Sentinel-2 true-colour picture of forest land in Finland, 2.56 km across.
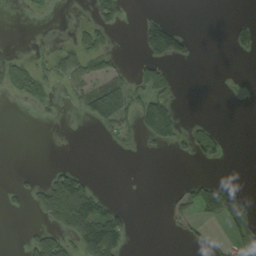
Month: September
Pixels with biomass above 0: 25%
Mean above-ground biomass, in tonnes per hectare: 31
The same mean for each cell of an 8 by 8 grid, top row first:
1 13 1 77 19 2 0 5
1 11 52 34 66 101 0 34
81 44 64 77 57 29 0 1
1 12 29 128 98 55 0 0
0 0 0 13 19 42 43 0
7 27 47 0 0 1 9 0
11 102 143 42 0 30 37 15
0 83 70 108 0 6 20 23
